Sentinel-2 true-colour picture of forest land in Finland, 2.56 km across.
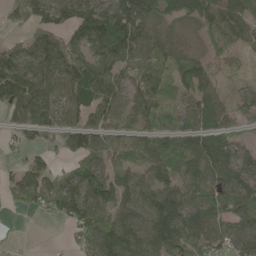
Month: May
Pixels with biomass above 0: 81%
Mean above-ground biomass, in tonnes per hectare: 80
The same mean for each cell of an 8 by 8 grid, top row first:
25 79 101 135 116 57 78 71
62 118 74 135 105 67 41 39
146 102 117 116 88 77 67 16
59 68 81 89 91 47 83 45
27 32 90 55 80 68 86 50
42 60 92 104 71 82 101 91
16 50 126 115 109 151 100 117
5 1 54 139 122 125 95 91
